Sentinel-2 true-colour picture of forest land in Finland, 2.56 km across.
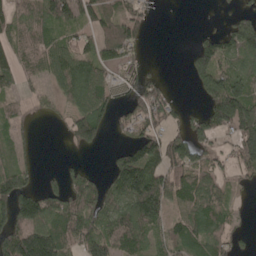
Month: May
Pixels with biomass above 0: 65%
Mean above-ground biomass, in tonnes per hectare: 76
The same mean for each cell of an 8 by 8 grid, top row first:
81 106 85 76 37 0 1 40
81 83 66 74 21 0 82 122
50 50 132 43 47 1 127 90
42 32 85 59 94 51 113 181
41 0 72 12 121 93 58 124
90 13 59 87 165 95 69 40
148 108 121 88 170 68 91 14
148 158 101 110 84 62 75 21
